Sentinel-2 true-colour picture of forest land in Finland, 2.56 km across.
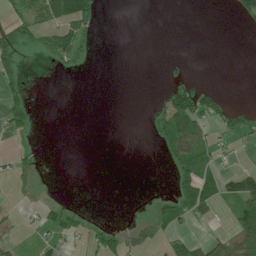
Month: July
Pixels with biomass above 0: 25%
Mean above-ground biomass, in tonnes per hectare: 19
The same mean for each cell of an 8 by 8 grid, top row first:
22 50 67 0 0 0 0 36
52 32 36 0 0 0 0 0
25 0 0 0 0 14 3 0
41 0 0 0 1 95 41 17
5 0 0 0 1 65 32 4
28 1 0 0 0 33 67 49
5 17 7 0 2 40 50 44
8 15 14 34 27 21 21 65
